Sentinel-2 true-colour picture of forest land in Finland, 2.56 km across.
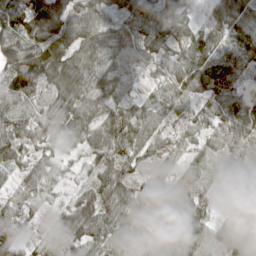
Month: April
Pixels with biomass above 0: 96%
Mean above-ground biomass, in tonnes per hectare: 71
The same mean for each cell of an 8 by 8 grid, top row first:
88 105 98 74 84 68 40 84
101 95 80 66 62 64 81 72
105 81 82 72 31 75 90 62
73 57 76 65 67 53 61 122
79 39 46 90 77 39 59 90
37 50 28 80 33 52 88 61
53 34 80 75 67 116 62 86
52 42 73 78 66 77 66 126
